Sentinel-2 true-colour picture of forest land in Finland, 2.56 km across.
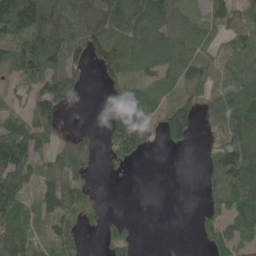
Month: May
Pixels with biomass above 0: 68%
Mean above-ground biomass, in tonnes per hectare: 70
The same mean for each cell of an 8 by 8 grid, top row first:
206 117 111 127 114 82 39 67
111 150 71 132 87 83 34 70
51 114 50 50 47 58 62 87
49 91 2 81 120 120 63 130
128 38 43 91 108 53 39 135
103 38 40 10 0 0 56 149
85 51 52 1 0 0 54 136
62 41 22 47 1 2 44 87
